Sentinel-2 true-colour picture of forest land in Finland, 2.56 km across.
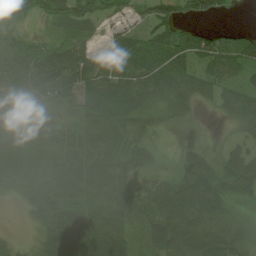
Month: August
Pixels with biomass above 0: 83%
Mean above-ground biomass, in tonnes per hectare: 46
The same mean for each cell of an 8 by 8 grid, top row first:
37 35 60 25 25 47 31 1
33 39 46 49 52 68 61 65
58 84 68 63 53 55 45 30
61 43 46 62 39 33 7 46
39 49 48 25 33 8 9 29
28 43 70 56 30 40 66 78
4 42 53 51 49 98 73 13
7 39 78 71 29 78 76 40
